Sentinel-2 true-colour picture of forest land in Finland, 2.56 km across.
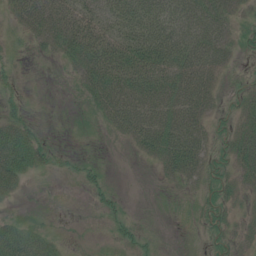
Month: July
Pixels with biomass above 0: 57%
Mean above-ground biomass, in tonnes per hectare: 27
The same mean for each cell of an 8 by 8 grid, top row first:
20 47 45 43 62 49 53 12
5 16 63 59 72 66 59 14
8 0 22 64 76 67 44 7
13 0 1 43 61 62 25 22
58 10 0 3 36 67 25 43
44 6 8 2 0 27 22 31
5 0 0 9 0 2 18 14
49 22 1 6 10 0 9 16
